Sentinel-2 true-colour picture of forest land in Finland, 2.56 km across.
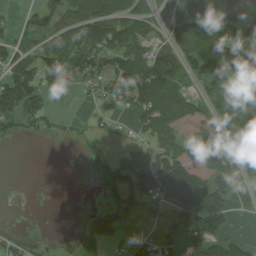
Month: August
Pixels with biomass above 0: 58%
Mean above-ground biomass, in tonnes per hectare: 58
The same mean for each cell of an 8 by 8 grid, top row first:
12 76 72 93 44 50 99 75
55 62 98 86 58 71 90 114
131 72 53 80 159 88 81 134
97 49 3 29 75 71 42 73
9 4 14 11 18 50 149 83
0 0 1 42 75 158 61 54
0 0 4 50 41 91 122 18
22 2 32 31 21 41 112 35
